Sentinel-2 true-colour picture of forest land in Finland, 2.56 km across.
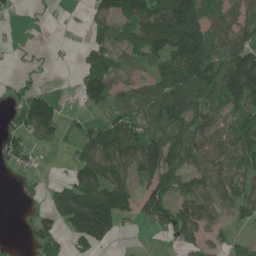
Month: June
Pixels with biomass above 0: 68%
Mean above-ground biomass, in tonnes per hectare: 87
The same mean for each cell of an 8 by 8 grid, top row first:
17 9 9 121 160 239 106 90
10 4 17 80 106 175 154 131
19 3 65 108 62 133 138 180
58 133 33 70 88 137 91 106
71 44 75 145 129 117 106 107
17 6 109 144 89 97 93 85
6 59 186 192 97 111 98 83
0 86 119 65 2 69 64 36
